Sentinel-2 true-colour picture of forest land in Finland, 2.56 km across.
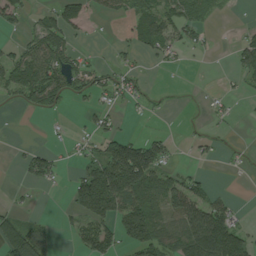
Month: July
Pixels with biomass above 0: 45%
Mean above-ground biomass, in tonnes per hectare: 48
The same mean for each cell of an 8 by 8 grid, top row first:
43 41 60 80 117 71 37 2
29 94 19 36 56 40 17 45
97 104 50 39 19 0 0 24
8 44 9 23 11 1 15 6
4 10 19 73 87 12 14 4
5 56 49 165 139 45 12 5
16 1 69 105 92 78 87 14
104 40 44 56 100 82 175 90
